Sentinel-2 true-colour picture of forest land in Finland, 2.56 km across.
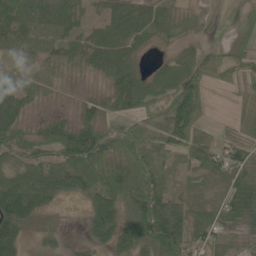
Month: June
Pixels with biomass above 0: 84%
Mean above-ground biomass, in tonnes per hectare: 54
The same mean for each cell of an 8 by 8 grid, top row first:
71 74 37 65 61 34 7 15
57 55 60 73 25 23 29 28
31 36 10 63 54 78 43 40
69 14 39 45 43 109 21 24
62 53 116 68 64 65 48 55
57 71 72 87 82 29 48 63
107 33 9 83 117 68 54 83
69 22 11 55 80 91 51 26
